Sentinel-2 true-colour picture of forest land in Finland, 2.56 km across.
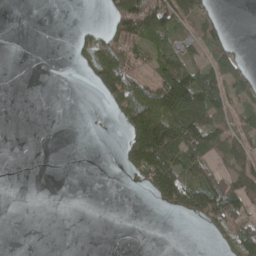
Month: April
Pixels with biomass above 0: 39%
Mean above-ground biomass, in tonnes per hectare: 41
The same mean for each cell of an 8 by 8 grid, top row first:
0 0 0 70 161 93 41 0
0 0 32 81 50 47 64 17
0 0 5 118 47 130 73 64
0 0 0 29 119 121 118 47
0 0 0 1 137 127 94 67
0 0 0 0 60 109 78 71
0 0 0 0 0 50 130 82
0 0 0 0 0 0 12 86
